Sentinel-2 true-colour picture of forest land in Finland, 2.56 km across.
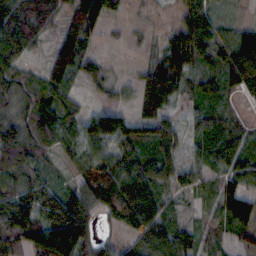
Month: October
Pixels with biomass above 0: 87%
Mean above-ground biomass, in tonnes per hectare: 63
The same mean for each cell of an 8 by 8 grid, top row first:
115 67 123 48 12 26 49 9
95 34 109 5 13 92 60 102
67 71 35 27 53 78 44 86
58 81 37 64 54 28 42 17
104 47 58 66 74 49 52 44
76 38 42 104 85 51 39 64
109 87 94 70 106 30 20 96
81 158 131 30 65 83 27 35
